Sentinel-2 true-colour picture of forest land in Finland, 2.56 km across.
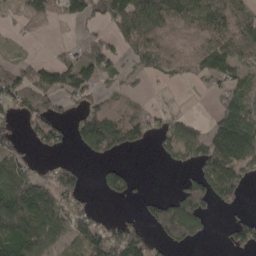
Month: April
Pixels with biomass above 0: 59%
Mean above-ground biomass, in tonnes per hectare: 75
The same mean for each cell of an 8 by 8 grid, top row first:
28 60 78 84 170 122 125 63
11 7 33 61 76 58 85 56
89 94 118 18 20 26 43 63
61 66 63 84 45 18 13 115
49 54 57 116 45 100 122 187
148 59 45 81 5 11 132 97
172 142 67 5 32 124 76 29
172 122 98 125 92 94 22 73
